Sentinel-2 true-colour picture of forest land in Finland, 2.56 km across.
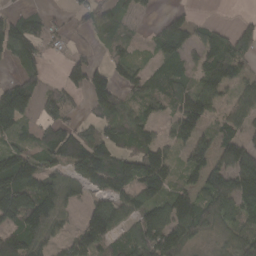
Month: March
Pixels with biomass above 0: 72%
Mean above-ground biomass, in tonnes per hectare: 78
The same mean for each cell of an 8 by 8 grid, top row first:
43 39 47 74 17 36 5 11
101 22 17 56 16 94 84 78
59 26 82 86 59 87 89 61
154 64 26 101 51 74 86 76
47 90 123 93 64 58 60 92
179 97 88 154 124 44 104 168
161 129 40 93 101 100 81 116
112 67 81 65 138 109 32 79
